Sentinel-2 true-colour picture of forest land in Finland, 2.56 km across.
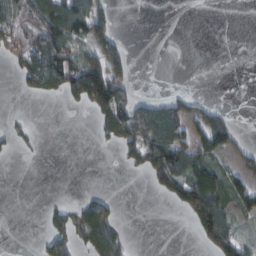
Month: February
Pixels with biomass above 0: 35%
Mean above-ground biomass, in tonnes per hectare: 41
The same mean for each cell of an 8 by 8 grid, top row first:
98 116 110 42 0 0 0 0
58 123 64 84 0 0 0 0
21 96 124 137 0 0 0 0
2 0 13 146 86 69 42 1
15 1 0 33 111 95 81 30
0 0 0 0 30 99 81 53
0 16 41 30 0 29 109 39
0 47 40 79 0 0 66 52
